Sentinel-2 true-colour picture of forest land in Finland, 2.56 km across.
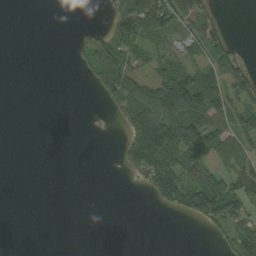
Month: September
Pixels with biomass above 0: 39%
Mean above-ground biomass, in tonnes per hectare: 41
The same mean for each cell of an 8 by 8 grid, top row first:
0 0 0 70 161 93 41 0
0 0 32 81 50 47 64 17
0 0 5 118 47 130 73 64
0 0 0 29 119 121 118 47
0 0 0 1 137 127 94 67
0 0 0 0 60 109 78 71
0 0 0 0 0 50 130 82
0 0 0 0 0 0 12 86
